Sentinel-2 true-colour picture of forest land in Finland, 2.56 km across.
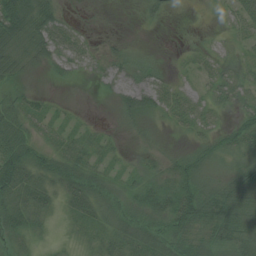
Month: July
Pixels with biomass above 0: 80%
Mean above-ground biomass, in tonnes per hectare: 31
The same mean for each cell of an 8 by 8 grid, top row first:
86 51 5 2 21 9 3 41
38 56 33 12 8 5 16 19
24 9 9 21 34 16 21 36
46 21 6 9 43 38 31 32
55 25 33 14 9 6 28 44
67 43 43 18 30 47 31 38
44 39 40 26 41 69 60 52
26 14 19 30 44 43 43 64
